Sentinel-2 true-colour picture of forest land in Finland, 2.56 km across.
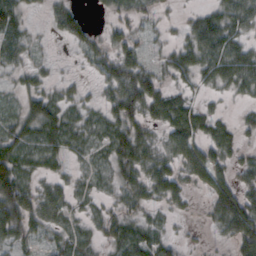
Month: October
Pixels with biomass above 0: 75%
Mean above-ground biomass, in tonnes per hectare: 33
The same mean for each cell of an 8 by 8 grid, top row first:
51 17 20 18 23 7 36 39
40 7 18 35 32 30 53 36
22 18 9 45 54 26 31 48
33 50 26 37 47 57 25 10
53 41 28 44 46 43 41 25
71 24 17 31 45 38 51 23
70 42 18 20 26 16 21 65
38 27 29 32 37 16 6 51
